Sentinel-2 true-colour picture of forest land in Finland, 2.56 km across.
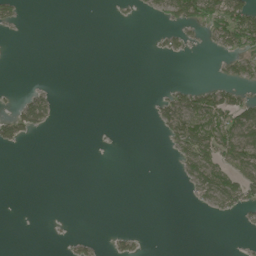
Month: June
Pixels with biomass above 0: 21%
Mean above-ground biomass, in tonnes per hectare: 18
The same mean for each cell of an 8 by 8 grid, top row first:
22 0 0 4 7 61 70 85
0 0 0 0 1 22 12 60
0 1 0 0 0 4 9 30
33 39 0 0 2 80 91 78
28 0 0 1 0 48 78 84
0 0 0 0 0 9 74 55
0 0 0 0 0 0 18 39
0 1 13 13 6 0 0 1
